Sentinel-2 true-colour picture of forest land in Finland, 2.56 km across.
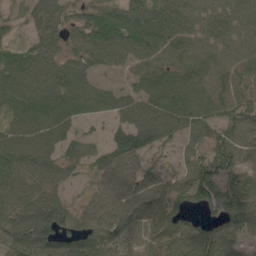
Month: May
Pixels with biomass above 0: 85%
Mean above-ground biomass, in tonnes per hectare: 77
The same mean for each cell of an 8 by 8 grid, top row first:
29 70 54 83 88 80 66 68
57 71 70 100 88 76 70 63
93 88 82 16 72 90 80 66
86 121 81 54 87 106 76 77
99 84 66 70 82 36 68 96
102 84 30 71 64 52 106 92
95 106 44 78 73 90 73 126
90 105 96 86 49 78 97 49
